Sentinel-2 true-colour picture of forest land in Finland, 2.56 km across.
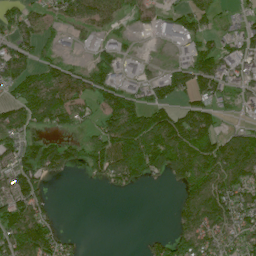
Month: July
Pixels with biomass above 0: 63%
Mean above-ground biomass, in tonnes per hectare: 72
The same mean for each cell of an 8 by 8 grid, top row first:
54 50 73 62 32 60 62 37
66 32 27 55 3 35 67 60
73 88 84 81 47 94 114 54
66 108 59 127 109 85 97 16
74 70 58 134 162 137 149 95
88 71 9 102 75 71 126 118
97 60 0 0 0 47 167 102
102 118 19 3 20 93 87 82
